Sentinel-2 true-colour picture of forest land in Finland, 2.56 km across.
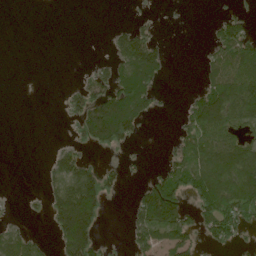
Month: June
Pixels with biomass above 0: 41%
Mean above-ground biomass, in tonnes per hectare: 51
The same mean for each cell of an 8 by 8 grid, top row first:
0 0 0 0 8 1 2 32
0 0 0 33 114 1 25 105
0 0 17 80 119 1 46 105
0 0 67 176 79 8 156 102
0 2 43 89 7 35 89 74
0 32 115 37 13 79 111 111
3 50 219 7 113 133 93 105
66 16 168 7 60 72 38 29
